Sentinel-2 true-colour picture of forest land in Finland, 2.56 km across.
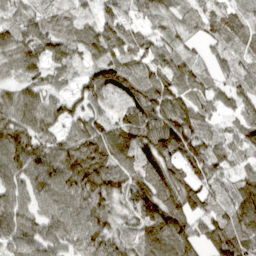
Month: March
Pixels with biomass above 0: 95%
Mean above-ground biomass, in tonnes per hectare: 86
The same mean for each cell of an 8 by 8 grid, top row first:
48 50 43 73 47 62 87 75
98 84 64 95 98 52 36 72
56 60 56 115 100 98 57 58
102 101 70 52 106 101 60 63
120 88 111 116 108 128 77 68
89 108 137 118 126 102 73 59
108 76 97 68 128 112 88 101
102 86 82 78 84 125 96 126
